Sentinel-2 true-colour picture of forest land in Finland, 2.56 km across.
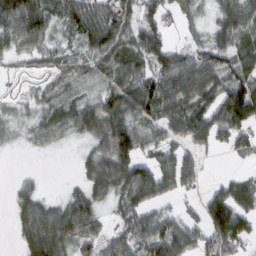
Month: February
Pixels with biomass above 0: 75%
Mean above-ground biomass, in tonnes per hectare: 63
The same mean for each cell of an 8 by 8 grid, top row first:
129 78 97 81 55 35 25 92
67 49 39 82 76 40 64 78
6 20 53 64 68 117 107 77
18 61 88 82 68 89 85 130
13 36 21 112 61 49 53 42
7 2 27 115 95 122 14 30
37 59 84 33 72 21 75 82
19 111 66 47 78 92 71 82
